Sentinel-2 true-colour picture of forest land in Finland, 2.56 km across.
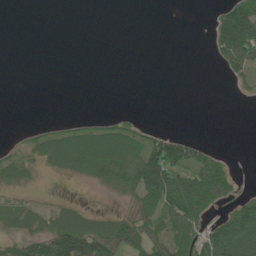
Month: June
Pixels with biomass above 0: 36%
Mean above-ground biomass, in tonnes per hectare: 26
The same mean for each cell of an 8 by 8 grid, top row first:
0 0 0 0 0 0 6 76
0 0 0 0 0 0 11 104
0 0 0 0 0 0 0 17
0 0 0 4 1 0 0 0
8 32 46 53 46 76 17 0
26 6 17 43 93 75 87 8
28 18 17 5 48 84 51 44
38 66 87 65 57 64 69 80
